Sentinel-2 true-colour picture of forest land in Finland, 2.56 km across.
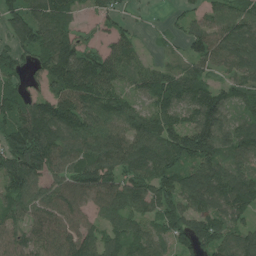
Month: July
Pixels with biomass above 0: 89%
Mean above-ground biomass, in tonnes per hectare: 101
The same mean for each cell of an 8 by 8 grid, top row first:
95 120 42 69 18 30 78 108
84 117 103 77 29 27 121 127
63 106 161 101 87 103 76 81
101 122 142 116 83 102 180 70
123 148 101 117 105 148 189 126
140 84 106 97 117 110 139 110
83 100 74 93 93 111 114 101
88 99 118 78 90 84 143 106
